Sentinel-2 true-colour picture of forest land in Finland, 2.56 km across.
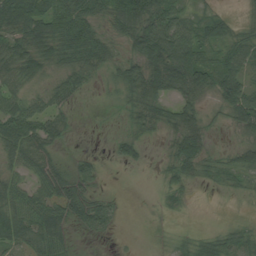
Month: August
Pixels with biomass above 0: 78%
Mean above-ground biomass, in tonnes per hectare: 45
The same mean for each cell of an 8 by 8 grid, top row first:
84 75 62 55 114 74 27 10
52 56 75 30 91 110 44 48
54 33 45 29 85 95 61 64
65 49 5 6 60 49 21 83
72 51 2 22 23 43 32 32
37 65 56 2 1 39 29 42
68 70 67 37 2 19 0 3
64 76 11 8 3 21 33 44
